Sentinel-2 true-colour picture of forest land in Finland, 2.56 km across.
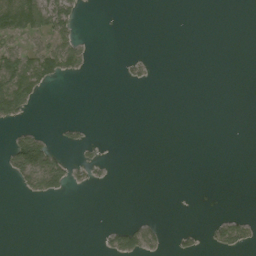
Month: August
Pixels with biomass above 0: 16%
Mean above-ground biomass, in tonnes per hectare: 17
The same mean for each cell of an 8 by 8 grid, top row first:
113 95 21 0 0 0 0 0
49 62 42 0 0 0 0 0
119 50 6 0 13 0 0 0
64 0 0 0 0 0 0 0
61 44 15 1 0 0 0 0
38 109 14 4 0 0 0 0
0 0 0 0 0 0 0 1
0 0 0 36 50 12 15 42
